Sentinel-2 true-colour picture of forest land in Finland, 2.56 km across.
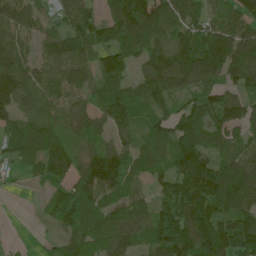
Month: June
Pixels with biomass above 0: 85%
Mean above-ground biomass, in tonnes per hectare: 94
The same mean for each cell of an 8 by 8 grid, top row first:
119 52 107 92 170 109 66 99
112 65 94 106 107 137 133 135
147 82 85 106 91 101 91 83
104 62 71 128 48 77 89 79
124 145 49 68 51 107 90 63
24 92 108 126 53 112 168 129
0 47 94 78 65 143 150 102
2 14 67 74 58 176 157 161
